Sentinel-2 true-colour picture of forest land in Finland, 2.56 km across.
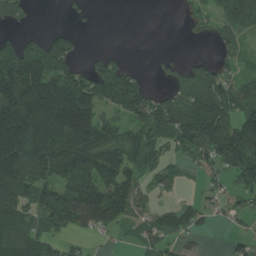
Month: July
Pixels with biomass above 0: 67%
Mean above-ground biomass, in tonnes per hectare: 114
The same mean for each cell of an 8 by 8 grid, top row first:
65 0 17 0 0 5 68 163
103 156 37 14 0 3 6 60
275 209 153 200 40 55 152 91
257 241 262 88 146 169 209 146
261 248 215 128 145 98 191 175
210 135 249 158 84 50 56 115
149 148 170 166 71 59 50 51
195 107 35 17 63 63 9 38
